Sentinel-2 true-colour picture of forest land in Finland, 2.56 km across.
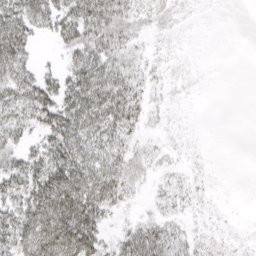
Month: April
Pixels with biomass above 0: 69%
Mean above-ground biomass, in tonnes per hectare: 32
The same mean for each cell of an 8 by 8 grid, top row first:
62 52 61 51 19 11 2 0
61 4 51 44 12 5 0 0
56 32 59 53 20 8 2 0
51 56 66 53 24 4 0 0
32 47 57 44 12 6 1 0
54 75 71 53 18 10 5 0
43 81 88 31 7 16 5 1
53 81 83 23 61 29 14 4
